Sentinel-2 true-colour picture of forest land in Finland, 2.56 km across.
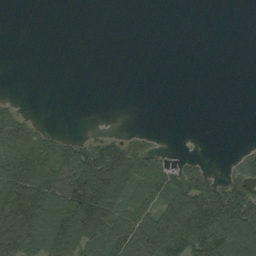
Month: September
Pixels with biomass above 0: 40%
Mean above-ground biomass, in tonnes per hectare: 53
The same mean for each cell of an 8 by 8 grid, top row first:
0 0 0 0 0 0 0 0
0 0 0 0 0 0 0 0
0 0 0 0 0 0 0 0
31 0 0 0 0 0 0 0
119 86 44 69 35 0 0 3
131 100 127 162 91 64 45 56
123 121 172 127 86 151 171 158
154 110 127 122 135 159 153 145
